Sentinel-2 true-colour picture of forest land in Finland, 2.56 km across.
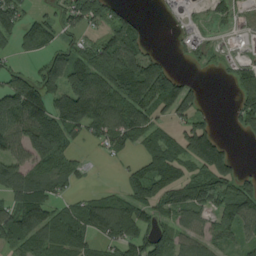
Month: August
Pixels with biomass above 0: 69%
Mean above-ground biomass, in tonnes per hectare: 80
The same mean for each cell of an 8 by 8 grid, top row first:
93 45 84 64 9 24 15 32
50 66 53 124 74 14 41 4
83 86 155 116 160 85 5 73
180 155 196 131 100 103 27 82
100 154 32 62 54 60 165 6
143 77 42 9 89 81 98 57
127 88 60 105 76 100 76 134
89 87 64 75 91 72 70 48
